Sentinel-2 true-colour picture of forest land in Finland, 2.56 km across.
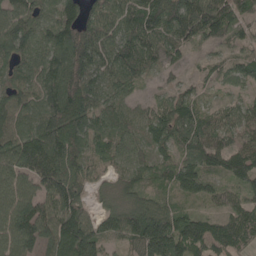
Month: May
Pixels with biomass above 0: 92%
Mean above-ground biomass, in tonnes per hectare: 92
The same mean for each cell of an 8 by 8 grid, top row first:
89 77 115 104 127 120 127 73
110 104 167 99 108 72 32 41
86 116 128 78 43 24 38 49
95 118 135 86 48 88 54 56
125 163 113 86 72 91 113 75
100 133 93 50 67 98 88 89
128 112 90 54 90 60 34 81
113 93 154 60 135 132 109 85
